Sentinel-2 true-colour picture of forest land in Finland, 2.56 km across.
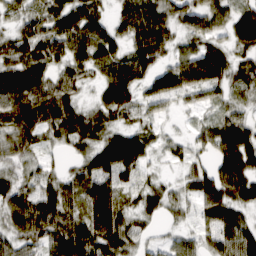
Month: March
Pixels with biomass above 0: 85%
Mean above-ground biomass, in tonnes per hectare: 51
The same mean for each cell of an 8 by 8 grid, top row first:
32 53 64 30 74 48 67 50
57 59 67 54 72 29 52 39
50 53 36 65 49 74 79 41
59 79 50 57 28 15 18 29
48 17 43 67 45 21 41 90
32 34 44 64 24 12 58 90
69 79 51 76 40 23 51 46
48 61 101 82 26 29 39 83
